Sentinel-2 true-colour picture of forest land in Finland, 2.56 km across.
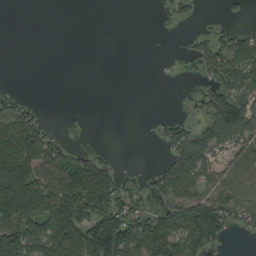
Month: September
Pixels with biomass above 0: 46%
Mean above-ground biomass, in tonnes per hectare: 48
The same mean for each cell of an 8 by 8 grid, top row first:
0 0 0 0 0 24 1 7
0 0 0 0 0 3 50 55
0 0 0 0 0 1 20 70
73 3 9 0 0 5 47 98
103 75 10 3 1 67 66 51
109 83 129 63 18 72 49 61
132 121 109 94 39 80 121 73
127 121 131 174 129 97 117 3
